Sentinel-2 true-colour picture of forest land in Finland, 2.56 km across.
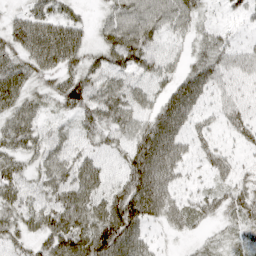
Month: April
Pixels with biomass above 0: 90%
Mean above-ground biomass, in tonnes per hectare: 64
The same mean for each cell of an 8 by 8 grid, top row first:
30 62 29 49 65 63 25 38
59 99 67 94 104 32 54 37
74 41 90 63 59 63 86 44
63 31 79 75 57 118 28 55
59 62 49 51 107 85 40 35
69 62 83 48 138 56 37 46
63 78 93 98 143 66 43 61
50 79 121 156 53 16 19 26
